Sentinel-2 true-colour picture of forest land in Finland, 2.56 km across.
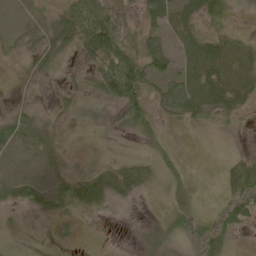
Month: May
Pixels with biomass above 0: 69%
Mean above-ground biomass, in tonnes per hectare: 24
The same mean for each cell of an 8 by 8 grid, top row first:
1 15 70 61 18 18 21 9
11 24 40 83 40 12 35 24
6 10 11 101 50 30 35 31
19 8 16 17 38 35 33 25
32 13 4 7 8 8 2 2
13 12 23 33 26 30 2 57
13 20 25 13 3 36 11 57
2 3 5 0 21 25 55 8
